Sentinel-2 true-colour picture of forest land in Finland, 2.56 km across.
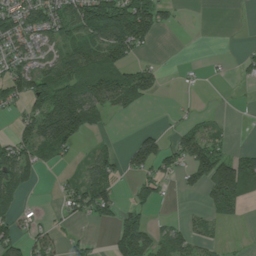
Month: July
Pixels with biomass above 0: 51%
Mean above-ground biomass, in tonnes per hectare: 53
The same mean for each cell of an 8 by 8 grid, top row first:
78 92 99 157 138 21 0 0
59 38 88 115 33 0 0 4
91 103 116 102 83 2 5 12
26 115 134 41 8 5 7 2
68 103 29 16 70 53 76 7
81 2 34 50 52 32 116 152
38 3 62 66 47 4 49 50
62 45 20 56 111 61 33 2
